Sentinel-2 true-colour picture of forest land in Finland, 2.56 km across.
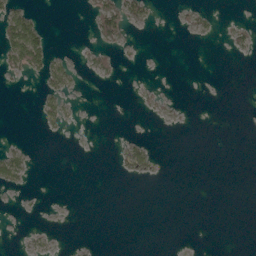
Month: May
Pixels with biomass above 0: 12%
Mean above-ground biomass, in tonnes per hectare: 6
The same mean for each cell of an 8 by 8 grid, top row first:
43 1 1 58 21 3 6 1
77 36 3 14 1 0 0 12
5 28 4 4 1 0 0 0
0 20 2 0 3 1 0 0
5 0 0 1 13 0 0 0
28 0 0 2 9 0 0 0
1 0 0 0 0 0 0 0
1 4 1 0 0 0 0 0
